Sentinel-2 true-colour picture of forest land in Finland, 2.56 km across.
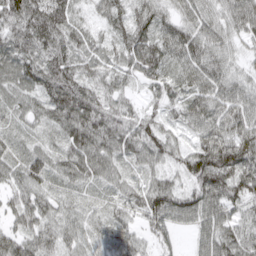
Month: March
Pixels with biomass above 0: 96%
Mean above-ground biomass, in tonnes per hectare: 55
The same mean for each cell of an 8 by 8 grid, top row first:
88 106 30 50 47 44 54 62
68 72 49 40 79 58 64 28
54 69 58 39 39 44 66 44
36 52 86 59 34 28 71 67
33 22 68 61 61 35 73 88
50 58 51 39 28 31 99 85
53 47 36 31 61 73 86 44
61 55 35 63 35 24 69 61
